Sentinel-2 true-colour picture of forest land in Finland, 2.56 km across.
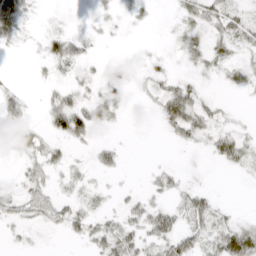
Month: April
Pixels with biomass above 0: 49%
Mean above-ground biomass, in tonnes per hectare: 16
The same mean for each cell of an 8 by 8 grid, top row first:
39 6 1 8 8 8 27 23
8 25 21 1 2 8 25 16
2 10 15 22 11 18 6 14
30 27 45 28 2 45 22 3
22 20 11 11 0 9 13 31
6 16 7 7 3 10 1 4
19 26 13 7 22 24 26 3
6 1 10 31 23 34 22 55
